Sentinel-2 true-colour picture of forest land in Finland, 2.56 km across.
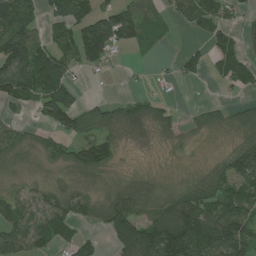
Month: July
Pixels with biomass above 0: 66%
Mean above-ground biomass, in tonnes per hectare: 66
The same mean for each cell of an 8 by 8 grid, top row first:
129 36 90 75 71 41 83 32
138 72 113 72 31 6 48 58
124 142 16 4 6 31 39 77
27 91 80 50 56 21 27 32
58 55 69 67 13 15 4 60
22 35 67 38 33 11 59 100
83 87 63 108 82 107 88 97
92 83 53 62 136 151 161 128
